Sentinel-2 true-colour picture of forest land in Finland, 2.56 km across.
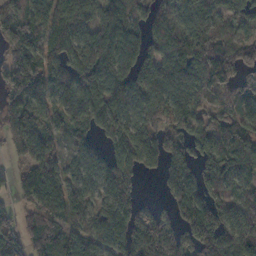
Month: November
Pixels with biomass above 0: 84%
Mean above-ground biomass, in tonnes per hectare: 105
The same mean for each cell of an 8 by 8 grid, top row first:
91 104 124 90 55 88 81 76
176 99 118 152 104 136 139 110
136 110 135 152 119 111 137 90
107 92 119 141 109 101 48 90
93 78 78 77 107 89 104 164
49 108 85 116 42 95 86 99
47 106 72 101 70 79 142 89
74 151 95 111 169 132 145 138
